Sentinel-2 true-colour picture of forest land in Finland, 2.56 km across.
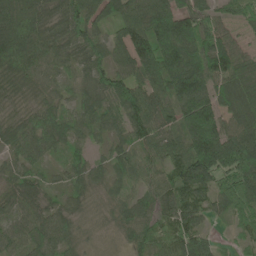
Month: June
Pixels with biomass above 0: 95%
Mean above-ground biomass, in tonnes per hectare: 82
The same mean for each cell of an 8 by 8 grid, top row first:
112 74 97 69 108 146 84 51
125 89 81 75 118 183 137 65
59 49 51 92 92 158 147 84
35 74 72 76 114 82 149 97
62 81 53 48 70 68 195 117
57 32 58 56 59 94 129 123
56 51 43 39 62 82 58 82
66 86 40 12 73 71 43 28
